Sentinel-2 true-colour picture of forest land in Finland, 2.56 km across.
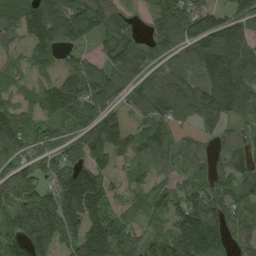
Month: August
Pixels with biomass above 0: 87%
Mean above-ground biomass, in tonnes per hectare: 119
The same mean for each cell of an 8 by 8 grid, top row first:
135 182 164 120 52 183 119 92
74 120 69 117 105 96 171 162
45 68 177 91 96 98 135 132
112 125 127 96 82 106 141 86
121 83 105 178 119 83 54 69
116 97 212 92 65 61 84 113
152 199 234 111 79 108 147 95
134 159 162 182 99 163 180 87
